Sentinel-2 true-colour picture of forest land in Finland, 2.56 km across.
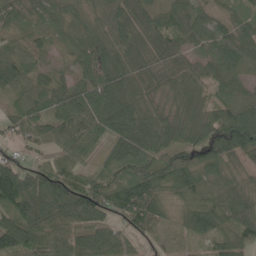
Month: May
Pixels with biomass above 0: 94%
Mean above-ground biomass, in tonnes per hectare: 81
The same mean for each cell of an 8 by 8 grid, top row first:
42 41 42 69 73 52 41 47
36 24 54 99 104 75 51 74
79 42 46 98 101 132 84 45
45 74 84 101 112 92 130 110
46 44 68 61 116 106 122 132
137 112 67 72 109 88 47 44
121 120 141 81 128 46 73 96
154 142 125 86 38 39 56 86
